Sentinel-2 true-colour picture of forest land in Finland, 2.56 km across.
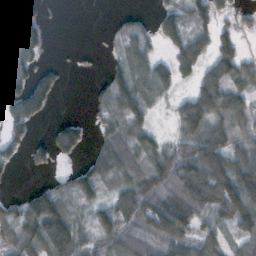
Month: October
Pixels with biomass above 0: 68%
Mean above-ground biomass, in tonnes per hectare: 71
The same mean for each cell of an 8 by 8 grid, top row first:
85 10 0 9 16 81 76 34
84 21 4 18 55 85 70 58
83 50 1 70 84 72 83 79
79 39 1 69 63 56 141 100
56 50 73 84 69 58 122 80
8 21 64 74 92 129 119 114
64 149 46 84 128 160 109 65
114 140 95 89 92 115 69 44
